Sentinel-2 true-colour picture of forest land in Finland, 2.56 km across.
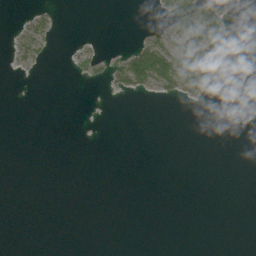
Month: July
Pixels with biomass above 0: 13%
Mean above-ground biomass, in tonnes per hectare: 10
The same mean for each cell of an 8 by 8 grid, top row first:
1 13 0 0 0 65 61 0
17 15 6 2 53 39 77 13
1 0 4 26 83 80 52 2
0 0 0 0 0 0 0 0
0 0 0 0 0 0 0 0
0 0 0 0 0 0 0 0
0 0 0 0 0 0 0 0
0 0 0 0 0 0 0 0
